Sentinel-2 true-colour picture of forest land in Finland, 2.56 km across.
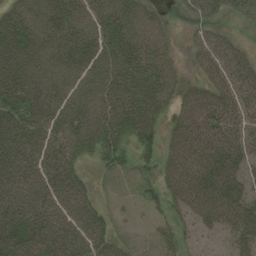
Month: August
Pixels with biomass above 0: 85%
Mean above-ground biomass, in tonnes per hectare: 53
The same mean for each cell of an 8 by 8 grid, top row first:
55 62 60 68 51 15 42 29
71 67 66 60 62 15 51 35
71 65 61 64 57 40 46 60
59 62 64 61 63 45 84 57
79 62 50 43 29 59 87 64
69 71 33 13 15 73 93 52
65 59 52 13 10 33 87 67
81 72 69 39 7 26 10 39
